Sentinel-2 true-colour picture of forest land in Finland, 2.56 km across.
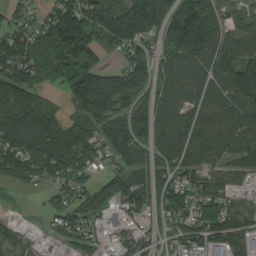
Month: August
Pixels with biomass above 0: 87%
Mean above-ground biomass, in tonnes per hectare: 120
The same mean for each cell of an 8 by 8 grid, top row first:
78 99 210 171 248 206 244 82
147 169 234 98 102 185 185 135
167 41 227 138 125 121 134 185
152 101 96 135 105 113 121 142
138 144 137 149 89 125 136 133
68 80 97 107 85 99 92 77
11 56 126 92 115 112 111 85
61 30 90 47 67 68 111 79
